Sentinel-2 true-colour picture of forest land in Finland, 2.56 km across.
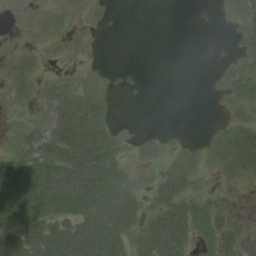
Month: August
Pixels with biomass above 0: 51%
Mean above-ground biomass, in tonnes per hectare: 16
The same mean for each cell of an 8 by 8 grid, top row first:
1 4 2 2 0 0 0 13
3 1 1 0 0 0 0 6
12 6 6 2 1 0 1 7
4 16 34 5 0 0 0 6
13 35 44 20 7 4 7 36
42 34 47 31 4 23 4 17
43 34 41 47 20 30 21 3
37 53 50 37 29 36 13 30
